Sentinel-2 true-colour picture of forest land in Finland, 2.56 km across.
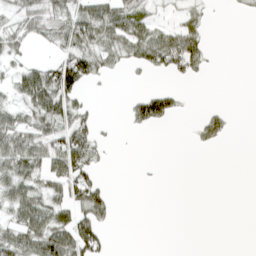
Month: April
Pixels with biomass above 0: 43%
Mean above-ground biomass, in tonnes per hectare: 33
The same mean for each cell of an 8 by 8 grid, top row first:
36 60 68 72 42 17 12 6
29 15 79 46 70 95 30 0
42 85 91 10 5 18 4 0
39 84 41 0 85 29 17 0
66 62 85 6 0 0 22 0
68 53 71 2 2 0 0 0
53 62 65 26 0 0 0 0
68 89 98 11 0 0 0 0
